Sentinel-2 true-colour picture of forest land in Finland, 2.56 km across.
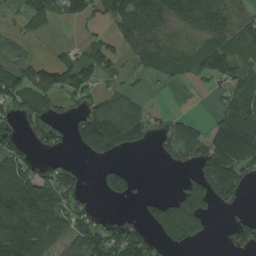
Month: August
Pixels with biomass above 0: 59%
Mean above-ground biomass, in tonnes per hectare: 75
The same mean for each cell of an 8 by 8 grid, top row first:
28 60 78 84 170 122 125 63
11 7 33 61 76 58 85 56
89 94 118 18 20 26 43 63
61 66 63 84 45 18 13 115
49 54 57 116 45 100 122 187
148 59 45 81 5 11 132 97
172 142 67 5 32 124 76 29
172 122 98 125 92 94 22 73
